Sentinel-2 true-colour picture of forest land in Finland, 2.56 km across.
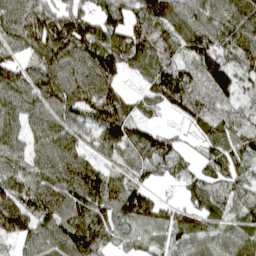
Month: April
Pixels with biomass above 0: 91%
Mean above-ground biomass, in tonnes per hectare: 91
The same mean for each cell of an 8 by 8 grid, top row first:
95 116 107 90 120 129 100 113
79 124 124 139 126 80 132 130
94 119 106 94 78 150 122 88
79 88 88 130 49 45 70 53
69 95 82 87 88 42 68 84
69 99 112 73 57 53 67 61
96 107 101 95 119 60 85 69
55 57 122 59 59 72 90 110
